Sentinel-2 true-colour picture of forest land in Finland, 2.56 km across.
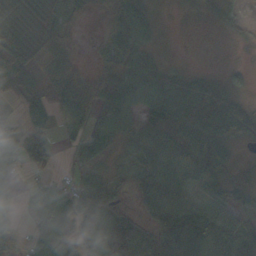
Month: October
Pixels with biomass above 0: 78%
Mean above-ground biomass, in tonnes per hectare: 58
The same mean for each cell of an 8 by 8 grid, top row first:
59 70 39 66 57 2 12 14
107 67 13 78 46 0 1 5
70 58 64 60 78 44 30 18
17 87 52 81 64 98 76 54
116 86 37 35 62 75 72 30
18 29 48 36 80 87 69 14
15 91 85 63 69 118 63 45
44 48 30 108 104 136 106 101
